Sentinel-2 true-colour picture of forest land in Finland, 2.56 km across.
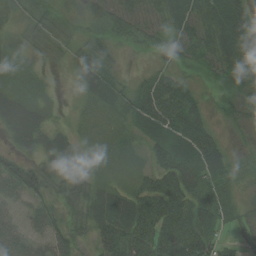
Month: August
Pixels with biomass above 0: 93%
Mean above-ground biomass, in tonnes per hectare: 45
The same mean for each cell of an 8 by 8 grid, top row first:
24 40 32 60 58 68 67 74
26 22 36 28 31 51 61 70
28 12 41 46 28 32 24 56
65 24 17 34 62 61 19 34
32 41 19 21 23 49 50 14
70 59 37 13 36 97 72 27
19 41 46 74 78 89 77 35
52 47 32 73 74 80 65 23
